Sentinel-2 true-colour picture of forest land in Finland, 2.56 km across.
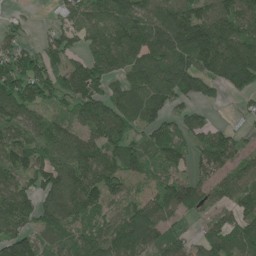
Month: June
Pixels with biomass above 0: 84%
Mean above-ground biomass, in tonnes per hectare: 107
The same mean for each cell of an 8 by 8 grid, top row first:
18 13 105 161 144 140 139 130
85 76 69 158 148 165 176 155
149 116 131 87 116 137 99 140
126 72 88 117 96 58 31 27
123 107 124 110 75 99 99 62
98 119 132 109 85 77 88 115
131 106 107 74 132 117 67 118
142 50 78 148 154 89 112 115
